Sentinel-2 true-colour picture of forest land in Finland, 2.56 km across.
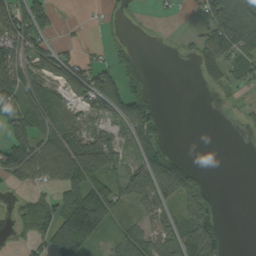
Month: September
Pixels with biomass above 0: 57%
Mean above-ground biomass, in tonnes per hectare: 57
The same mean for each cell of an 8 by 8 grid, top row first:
124 74 3 12 3 5 93 102
113 72 23 27 3 4 70 97
109 68 102 82 55 0 22 57
88 83 37 67 101 0 0 12
90 73 75 52 79 7 0 0
74 73 117 61 73 127 15 0
21 69 171 86 45 52 64 0
12 89 146 37 68 66 115 0
